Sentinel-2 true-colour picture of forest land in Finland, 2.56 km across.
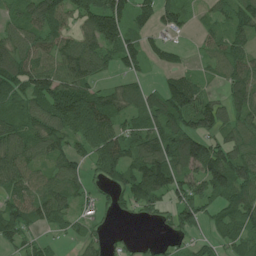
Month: July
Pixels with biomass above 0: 77%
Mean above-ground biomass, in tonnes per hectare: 82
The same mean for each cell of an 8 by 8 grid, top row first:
57 111 80 139 52 66 32 80
93 80 98 88 62 29 42 63
112 107 102 36 41 76 30 100
91 120 144 101 107 143 115 78
101 88 64 119 110 148 106 85
100 62 67 74 146 117 142 106
94 102 40 30 63 100 67 107
64 25 41 31 14 36 40 86
